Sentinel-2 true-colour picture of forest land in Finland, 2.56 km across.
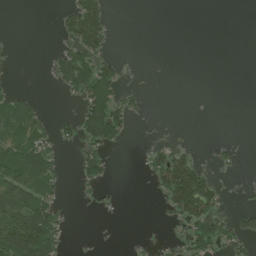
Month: July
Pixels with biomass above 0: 32%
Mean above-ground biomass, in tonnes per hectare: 37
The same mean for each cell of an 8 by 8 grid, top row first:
0 0 123 25 0 0 0 0
5 4 93 20 0 0 0 0
5 11 105 88 2 0 0 0
84 14 47 108 14 0 0 0
121 60 43 54 6 23 3 8
122 77 32 14 11 164 53 6
134 85 3 10 0 79 96 13
150 118 1 1 3 15 92 49
